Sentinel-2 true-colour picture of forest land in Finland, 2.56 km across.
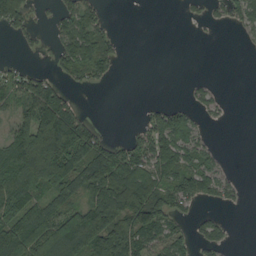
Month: September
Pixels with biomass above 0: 53%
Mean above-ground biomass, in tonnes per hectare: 68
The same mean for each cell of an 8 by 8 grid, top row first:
92 15 77 6 0 1 20 52
7 16 109 44 0 0 0 3
54 50 37 20 0 0 9 0
65 163 46 0 27 65 25 0
130 261 149 58 65 111 24 0
117 184 113 158 133 107 94 7
126 86 90 174 184 55 20 9
164 158 170 182 83 62 62 0
